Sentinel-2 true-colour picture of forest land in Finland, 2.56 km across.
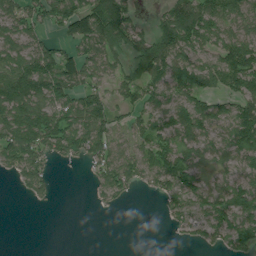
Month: July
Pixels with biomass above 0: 70%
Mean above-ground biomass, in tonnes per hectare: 71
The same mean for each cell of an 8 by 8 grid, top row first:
86 84 125 174 11 116 103 94
73 60 72 100 91 117 63 102
152 131 84 51 87 113 79 119
129 93 109 58 70 95 79 92
123 93 86 74 76 83 56 107
48 52 0 87 65 108 46 54
0 5 0 14 0 49 75 94
0 0 0 0 0 6 37 92
